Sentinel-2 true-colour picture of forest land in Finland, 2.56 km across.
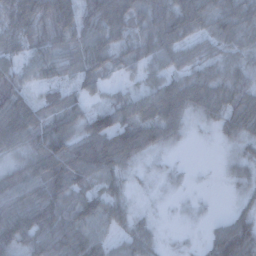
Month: December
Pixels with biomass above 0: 87%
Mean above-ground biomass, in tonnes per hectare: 56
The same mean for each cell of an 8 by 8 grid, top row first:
61 84 85 100 76 94 79 84
40 52 67 68 59 67 41 55
51 35 51 19 36 57 65 53
94 49 51 80 57 73 50 74
59 103 73 88 65 22 4 39
56 92 68 56 11 16 1 33
81 88 66 61 8 6 6 24
80 77 77 35 40 5 29 109
